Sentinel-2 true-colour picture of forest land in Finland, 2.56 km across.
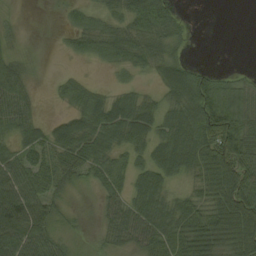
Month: August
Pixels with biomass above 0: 73%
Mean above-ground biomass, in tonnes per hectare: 50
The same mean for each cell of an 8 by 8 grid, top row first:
5 2 27 34 77 30 0 0
11 1 34 64 60 30 0 0
54 4 22 8 13 77 62 25
58 3 54 77 66 59 107 86
41 59 79 54 52 79 89 108
73 52 35 58 54 44 69 83
123 58 4 44 74 55 66 116
91 56 6 35 67 71 79 79
